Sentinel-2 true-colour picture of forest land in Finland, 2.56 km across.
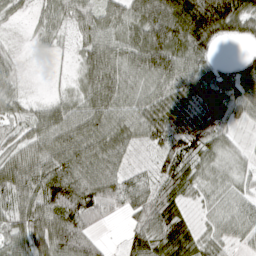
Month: April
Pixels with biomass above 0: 87%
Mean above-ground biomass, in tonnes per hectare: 64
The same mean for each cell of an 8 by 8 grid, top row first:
23 46 58 66 91 138 153 107
14 17 40 89 103 97 62 10
29 3 45 96 73 94 56 94
31 46 70 77 79 74 84 44
39 78 90 77 49 77 58 19
79 98 86 79 51 67 44 40
66 84 98 52 50 54 33 54
58 87 80 5 69 91 48 37
